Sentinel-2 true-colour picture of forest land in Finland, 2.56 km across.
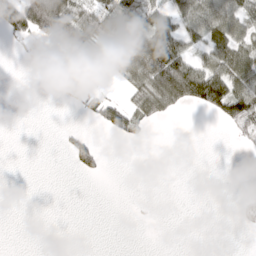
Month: March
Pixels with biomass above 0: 32%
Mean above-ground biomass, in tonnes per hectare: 27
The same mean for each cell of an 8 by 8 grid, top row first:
81 116 56 50 60 50 73 54
7 21 51 45 113 76 52 58
0 10 8 8 72 126 107 80
0 0 16 57 42 21 31 82
0 0 33 2 5 0 0 7
0 0 11 0 0 0 0 0
0 0 0 0 1 0 0 17
0 0 0 0 0 0 0 0
